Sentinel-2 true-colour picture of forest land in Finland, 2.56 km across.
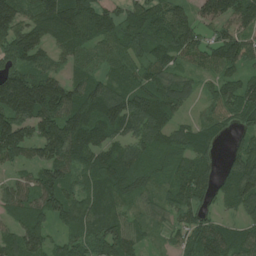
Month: July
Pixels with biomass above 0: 91%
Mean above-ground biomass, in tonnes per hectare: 81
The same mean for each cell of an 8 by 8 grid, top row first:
97 112 116 58 91 75 66 91
82 68 75 55 67 88 66 81
131 101 69 75 71 88 36 64
123 119 115 112 112 63 37 73
130 140 115 75 88 80 70 46
37 81 72 86 82 84 71 120
80 97 82 65 52 75 40 76
75 62 64 88 47 37 103 87
